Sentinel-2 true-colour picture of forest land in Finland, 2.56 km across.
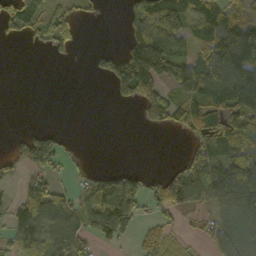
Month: October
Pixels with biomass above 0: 54%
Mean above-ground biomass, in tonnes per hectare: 75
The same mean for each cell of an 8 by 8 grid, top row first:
111 77 40 0 108 135 96 91
1 49 18 13 176 80 114 151
0 0 0 99 197 110 180 207
0 0 0 0 77 95 94 133
36 98 2 0 0 0 90 85
28 60 23 84 54 65 136 176
86 116 72 212 51 77 51 110
123 100 82 77 58 25 51 98
